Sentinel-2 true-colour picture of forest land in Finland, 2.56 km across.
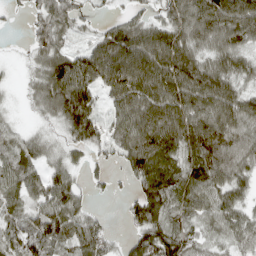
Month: April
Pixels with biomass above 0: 85%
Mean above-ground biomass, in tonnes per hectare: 75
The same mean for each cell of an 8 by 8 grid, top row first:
10 75 44 22 40 80 120 127
5 78 41 112 111 109 72 74
10 100 121 119 118 115 118 65
10 51 122 55 109 111 114 100
57 36 59 70 128 91 118 72
78 70 28 23 79 77 103 65
54 93 60 2 89 62 71 65
81 103 77 39 82 86 39 63
